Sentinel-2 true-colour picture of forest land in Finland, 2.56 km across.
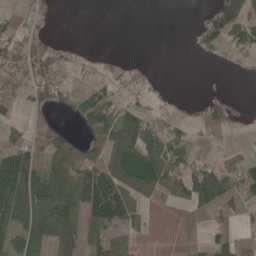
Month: May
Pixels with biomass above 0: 54%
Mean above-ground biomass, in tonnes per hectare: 48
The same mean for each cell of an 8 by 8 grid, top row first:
19 19 0 0 0 0 57 94
59 52 11 2 0 0 43 46
54 64 18 38 22 0 1 1
18 23 47 69 52 20 42 5
59 62 48 57 106 71 21 12
133 90 94 104 92 85 102 79
112 113 77 147 33 29 72 35
70 90 61 62 13 10 44 40
